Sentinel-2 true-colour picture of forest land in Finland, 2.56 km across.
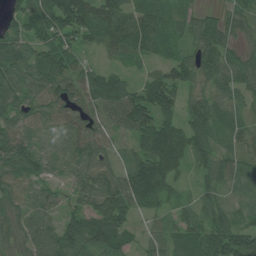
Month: July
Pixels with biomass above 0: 93%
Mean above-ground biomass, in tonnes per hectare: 67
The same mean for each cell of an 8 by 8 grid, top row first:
58 99 119 82 63 46 31 48
86 85 67 54 60 35 79 41
93 94 71 66 49 80 62 69
57 53 71 79 138 67 70 35
87 34 64 40 97 103 61 41
60 39 47 56 138 48 54 47
37 46 71 146 51 31 50 41
50 66 94 101 31 53 98 100
